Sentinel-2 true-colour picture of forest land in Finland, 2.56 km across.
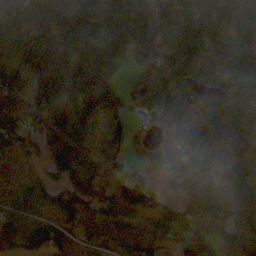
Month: October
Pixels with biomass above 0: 86%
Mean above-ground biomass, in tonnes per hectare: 87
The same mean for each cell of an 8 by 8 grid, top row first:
94 109 149 130 123 85 104 109
68 165 141 113 115 105 62 98
66 168 170 70 89 130 86 123
92 121 103 100 67 55 86 107
52 60 82 91 48 68 100 80
37 37 85 60 43 34 43 101
68 71 80 89 73 44 65 92
59 103 36 72 59 53 89 79
